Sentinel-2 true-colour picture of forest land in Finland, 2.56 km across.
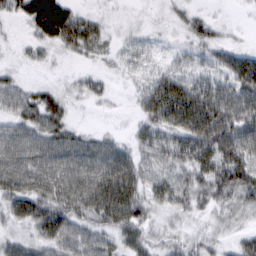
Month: March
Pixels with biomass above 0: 85%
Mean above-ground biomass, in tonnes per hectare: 42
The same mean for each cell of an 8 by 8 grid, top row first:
29 93 37 7 5 18 17 4
9 30 46 16 22 12 38 26
20 8 17 11 24 49 39 74
35 56 5 7 40 91 91 67
53 54 43 31 39 55 84 74
68 63 58 78 44 44 63 79
55 68 57 84 47 39 28 39
28 47 49 35 43 25 23 25
